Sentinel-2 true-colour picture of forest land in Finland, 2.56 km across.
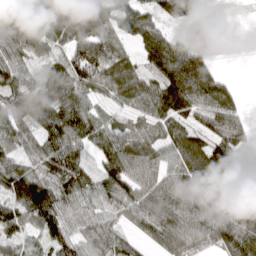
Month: March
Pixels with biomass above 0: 90%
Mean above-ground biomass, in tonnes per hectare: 77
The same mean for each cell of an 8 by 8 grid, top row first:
77 97 133 82 74 72 23 5
71 51 110 82 79 93 35 12
63 72 90 87 69 150 121 7
78 95 96 41 59 97 93 49
61 80 74 84 79 83 87 65
97 84 93 88 74 62 114 131
75 116 70 63 83 89 79 96
53 53 65 80 37 85 60 123
